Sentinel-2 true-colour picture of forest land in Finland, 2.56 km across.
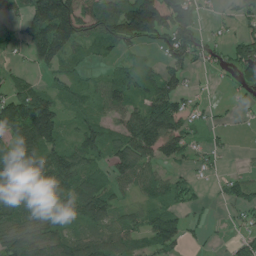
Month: July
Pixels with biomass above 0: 72%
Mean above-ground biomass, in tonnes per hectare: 82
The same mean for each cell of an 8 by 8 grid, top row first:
57 192 133 145 229 159 14 50
29 156 60 56 44 146 56 88
45 32 58 72 88 83 6 37
150 146 56 63 131 123 23 18
124 141 99 87 137 119 33 1
127 147 115 74 80 45 18 39
80 70 131 74 53 55 14 56
96 97 102 105 64 86 11 41
